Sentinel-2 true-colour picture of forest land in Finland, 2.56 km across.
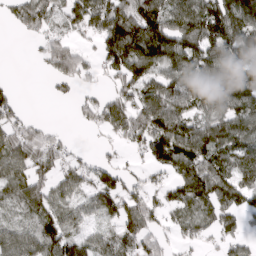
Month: March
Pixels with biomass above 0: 73%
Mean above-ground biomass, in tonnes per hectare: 96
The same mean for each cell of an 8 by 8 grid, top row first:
74 102 96 135 183 126 164 174
0 76 46 151 171 134 137 114
6 26 63 73 124 111 97 130
55 0 38 118 153 140 93 107
106 97 10 36 111 178 145 104
92 83 87 87 47 104 147 94
78 114 70 90 131 87 108 101
104 119 77 76 103 56 40 65
